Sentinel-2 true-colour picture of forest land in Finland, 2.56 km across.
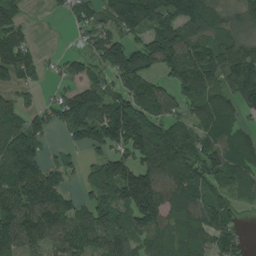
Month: August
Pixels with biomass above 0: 80%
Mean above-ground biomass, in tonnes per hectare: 100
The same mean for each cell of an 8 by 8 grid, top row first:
75 8 63 98 159 128 117 75
145 4 27 123 105 153 94 105
73 24 67 58 88 96 111 176
71 66 163 146 102 53 107 74
159 40 68 121 148 157 104 114
148 103 32 132 134 132 101 83
156 170 76 117 166 106 108 37
129 100 112 106 71 78 83 50
